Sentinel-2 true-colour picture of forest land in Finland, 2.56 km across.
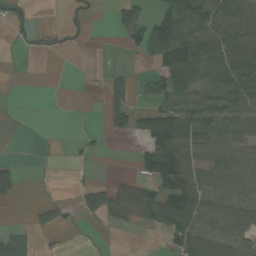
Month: September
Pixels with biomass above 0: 47%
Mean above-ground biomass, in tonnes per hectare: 35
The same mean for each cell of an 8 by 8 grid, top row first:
19 0 15 20 36 64 50 52
7 22 6 0 55 101 81 70
0 0 0 20 15 69 52 96
0 0 1 45 51 65 53 57
0 0 13 1 47 95 60 62
27 1 3 6 12 79 56 61
4 19 24 48 53 116 54 58
47 4 0 0 0 58 62 44
